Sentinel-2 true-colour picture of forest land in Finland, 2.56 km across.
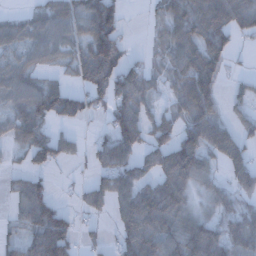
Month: December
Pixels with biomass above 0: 69%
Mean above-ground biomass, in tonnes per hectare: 57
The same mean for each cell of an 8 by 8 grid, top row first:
24 60 82 126 5 39 90 77
50 61 59 139 7 59 84 17
66 32 46 101 53 44 31 17
58 87 62 61 46 40 47 24
43 80 16 75 54 79 93 52
23 31 5 72 44 93 45 53
32 89 26 48 108 80 35 45
34 121 34 22 87 82 97 67
